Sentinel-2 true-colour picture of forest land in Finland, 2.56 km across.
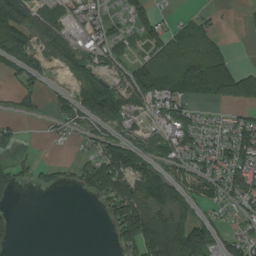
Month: August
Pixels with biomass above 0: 61%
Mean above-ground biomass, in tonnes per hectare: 64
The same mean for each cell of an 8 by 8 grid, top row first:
133 52 45 32 68 20 25 5
92 87 65 51 42 68 64 0
32 20 62 47 131 98 149 108
16 23 79 115 63 82 16 30
34 8 19 84 59 84 46 101
44 31 56 188 120 63 83 91
10 0 0 92 162 132 38 56
21 0 0 27 179 170 123 63
